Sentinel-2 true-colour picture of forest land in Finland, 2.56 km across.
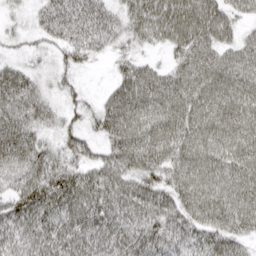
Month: April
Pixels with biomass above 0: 89%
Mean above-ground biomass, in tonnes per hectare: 63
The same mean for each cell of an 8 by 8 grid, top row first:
15 51 75 48 81 86 79 38
14 23 54 33 25 51 74 57
77 23 12 30 86 69 73 74
85 46 27 81 87 73 72 75
103 39 46 66 85 76 71 80
50 75 68 74 68 54 75 80
71 79 88 74 78 68 78 85
52 66 78 85 75 64 67 50
